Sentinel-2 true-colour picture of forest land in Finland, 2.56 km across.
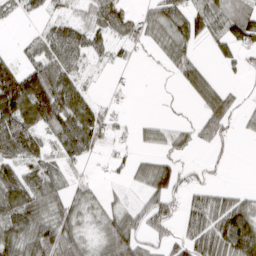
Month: March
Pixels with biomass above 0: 64%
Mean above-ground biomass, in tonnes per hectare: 51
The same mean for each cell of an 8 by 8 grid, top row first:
15 24 23 65 30 60 63 70
9 55 62 30 18 63 19 60
116 115 36 4 0 26 46 8
129 111 89 23 0 5 78 21
101 42 86 25 18 37 43 3
83 62 11 11 43 56 14 0
101 76 50 31 57 43 98 72
92 101 62 78 47 51 90 127
